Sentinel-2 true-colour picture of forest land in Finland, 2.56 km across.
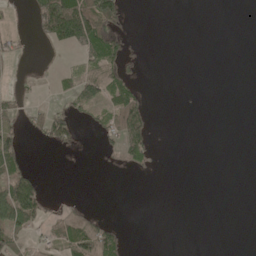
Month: May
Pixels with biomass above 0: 24%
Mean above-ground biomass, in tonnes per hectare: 24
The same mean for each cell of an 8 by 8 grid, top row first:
7 112 127 100 0 0 0 0
24 13 54 64 4 0 0 0
11 6 50 66 9 0 0 0
37 39 34 52 57 1 0 0
57 29 15 28 73 0 0 0
69 4 0 4 8 0 0 0
119 35 24 0 0 0 0 0
37 25 91 63 0 0 0 0
